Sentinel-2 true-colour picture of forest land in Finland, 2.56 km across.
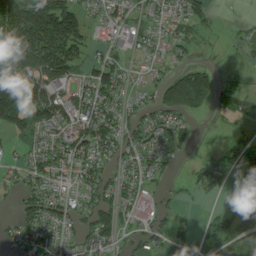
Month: July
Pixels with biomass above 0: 69%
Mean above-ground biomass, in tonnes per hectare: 67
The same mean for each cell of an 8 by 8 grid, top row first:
181 246 85 39 28 43 33 4
148 229 92 36 26 34 8 21
178 132 51 92 17 64 55 20
144 139 90 77 55 78 23 51
30 80 107 86 76 52 2 42
41 82 60 53 56 11 43 123
40 92 49 78 35 23 10 90
43 53 47 49 52 33 35 64
